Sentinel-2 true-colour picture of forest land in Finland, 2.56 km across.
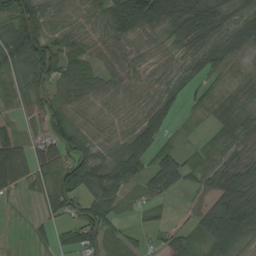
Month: August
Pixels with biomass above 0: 81%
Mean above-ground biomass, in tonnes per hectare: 56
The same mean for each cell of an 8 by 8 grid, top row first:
98 63 30 76 118 89 88 75
108 97 54 46 23 34 78 58
34 83 76 45 32 35 34 27
16 74 35 23 57 33 23 32
69 69 69 46 79 25 18 40
76 53 106 90 58 88 48 92
3 38 63 60 31 5 80 189
2 21 55 44 21 46 73 65
